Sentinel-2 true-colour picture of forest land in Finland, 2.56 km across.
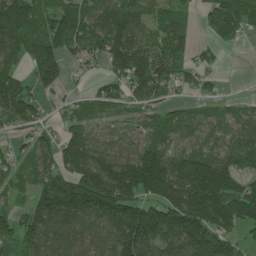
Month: June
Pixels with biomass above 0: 81%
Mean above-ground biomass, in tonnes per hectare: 114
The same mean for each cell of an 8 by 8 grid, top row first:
190 138 157 138 87 66 64 110
110 171 109 140 106 120 30 14
131 105 14 87 127 84 41 0
122 34 79 58 62 49 47 50
37 75 171 47 74 51 47 92
52 94 182 177 248 159 211 116
41 150 199 208 179 233 244 167
135 130 110 133 216 172 225 91
